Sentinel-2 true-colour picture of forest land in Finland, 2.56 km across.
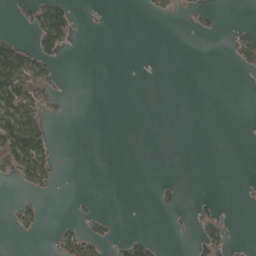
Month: May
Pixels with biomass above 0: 16%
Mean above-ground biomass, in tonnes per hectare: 20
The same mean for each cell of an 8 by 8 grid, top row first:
13 100 7 1 4 9 13 0
73 62 1 0 0 0 0 45
131 51 0 0 0 0 0 3
119 34 0 0 0 0 0 0
154 56 0 0 0 0 0 0
43 56 0 0 0 1 0 1
25 4 6 0 0 17 17 2
4 7 81 27 34 1 53 3
